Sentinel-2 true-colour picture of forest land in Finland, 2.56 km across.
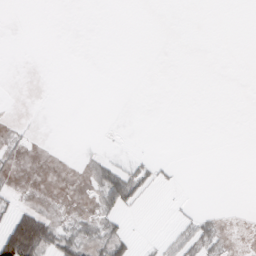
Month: February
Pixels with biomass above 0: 11%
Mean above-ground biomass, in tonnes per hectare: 4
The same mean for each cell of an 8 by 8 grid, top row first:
0 0 0 0 0 0 0 0
0 0 0 0 0 0 0 0
0 0 0 0 0 0 0 0
0 0 0 0 0 0 0 0
4 0 0 0 0 0 0 0
2 0 1 29 13 2 0 0
14 5 2 23 2 2 1 0
78 36 22 23 1 11 16 0
